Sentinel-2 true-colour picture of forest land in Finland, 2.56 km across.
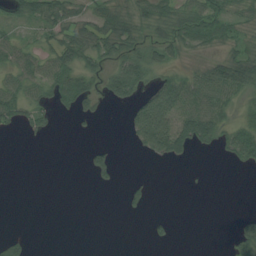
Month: August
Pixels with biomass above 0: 46%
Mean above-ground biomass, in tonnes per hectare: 28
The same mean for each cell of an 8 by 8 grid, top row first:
24 51 37 57 33 39 53 35
37 38 63 47 38 35 23 39
39 51 50 51 47 47 66 88
48 27 27 3 73 72 71 20
0 3 1 13 48 69 24 72
0 0 1 21 3 0 1 1
0 0 0 0 14 0 0 1
26 0 0 0 4 9 0 49
